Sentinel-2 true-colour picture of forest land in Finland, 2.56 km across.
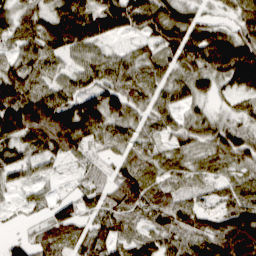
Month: March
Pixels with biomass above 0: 88%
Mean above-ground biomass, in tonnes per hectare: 62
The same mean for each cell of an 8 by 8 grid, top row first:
51 59 95 108 106 79 21 51
46 85 65 24 35 96 146 122
82 48 48 69 58 51 53 83
144 121 113 71 47 48 27 38
70 83 62 42 47 42 53 74
36 20 18 41 66 42 31 37
12 34 37 59 61 71 31 84
29 63 57 59 50 56 92 137
